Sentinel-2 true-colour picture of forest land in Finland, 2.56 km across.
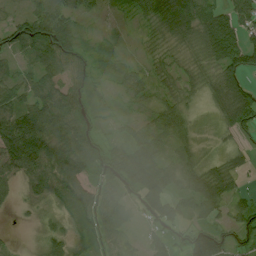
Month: July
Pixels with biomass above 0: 85%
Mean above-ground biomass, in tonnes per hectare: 45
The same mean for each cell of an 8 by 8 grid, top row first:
26 77 25 8 34 87 58 57
43 72 31 13 10 19 49 69
40 43 35 21 26 24 28 55
81 99 51 15 21 46 13 78
121 83 72 26 74 37 5 12
38 60 55 71 115 59 51 29
11 17 58 68 59 54 50 37
3 31 28 38 28 20 95 40
